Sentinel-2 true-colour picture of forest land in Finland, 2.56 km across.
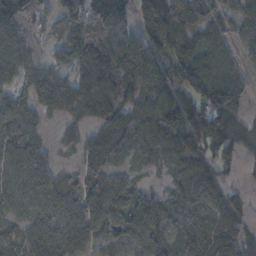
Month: November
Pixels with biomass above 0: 86%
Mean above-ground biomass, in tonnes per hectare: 92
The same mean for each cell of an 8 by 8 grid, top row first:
140 60 138 178 144 177 115 81
131 48 131 125 141 104 84 37
79 119 108 124 106 93 144 68
100 62 107 132 97 122 111 54
87 29 61 108 77 101 86 65
89 84 54 87 23 61 66 17
70 94 88 148 101 69 84 51
57 108 75 58 112 53 101 78
